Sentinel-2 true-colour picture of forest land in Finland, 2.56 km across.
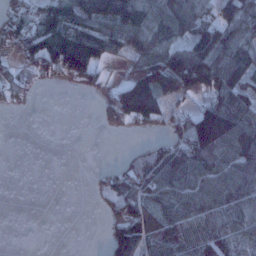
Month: January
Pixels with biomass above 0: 61%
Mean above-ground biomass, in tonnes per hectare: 67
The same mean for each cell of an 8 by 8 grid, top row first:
72 116 130 120 94 120 58 112
47 130 184 56 79 90 53 101
44 25 52 16 135 148 119 80
8 0 0 81 131 31 117 106
0 0 0 0 20 61 168 111
0 0 0 47 88 102 100 102
0 0 0 38 90 83 92 84
0 0 0 74 115 80 92 62
